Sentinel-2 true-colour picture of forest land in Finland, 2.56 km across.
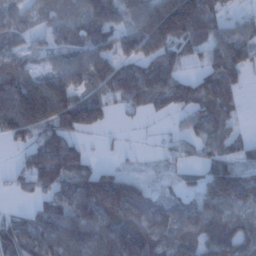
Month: January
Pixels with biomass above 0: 77%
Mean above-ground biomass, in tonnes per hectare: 85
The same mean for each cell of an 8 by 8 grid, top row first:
56 46 75 99 103 216 100 28
41 38 81 73 96 88 61 98
102 98 72 119 120 72 84 54
172 213 176 41 41 51 97 27
42 123 50 7 3 39 59 40
33 115 97 84 23 22 95 126
15 75 101 156 104 76 92 95
127 108 121 140 141 94 97 96
